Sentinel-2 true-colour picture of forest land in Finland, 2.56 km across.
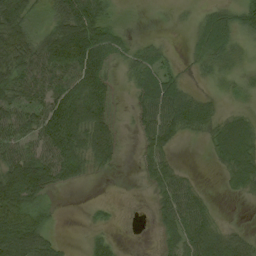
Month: August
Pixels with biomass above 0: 71%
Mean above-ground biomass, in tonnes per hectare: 47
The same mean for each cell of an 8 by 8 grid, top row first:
85 41 96 28 5 6 35 47
73 91 148 55 30 6 51 30
64 65 78 28 61 42 19 25
63 78 94 41 48 73 42 22
58 74 74 66 32 23 23 78
103 88 37 10 22 38 1 48
97 25 1 8 4 60 26 1
105 50 3 26 3 50 61 43
